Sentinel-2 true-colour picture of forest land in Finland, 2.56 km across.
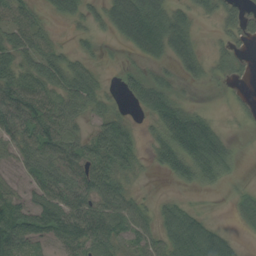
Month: August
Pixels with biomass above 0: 75%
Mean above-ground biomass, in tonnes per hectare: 48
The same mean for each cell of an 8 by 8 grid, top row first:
52 21 38 75 121 62 25 40
72 47 17 4 74 83 14 19
73 68 68 5 57 27 25 12
80 62 40 32 36 88 17 13
45 66 43 93 23 94 114 8
15 48 62 74 11 49 57 9
54 68 66 61 29 42 5 24
73 34 62 59 45 77 85 16
